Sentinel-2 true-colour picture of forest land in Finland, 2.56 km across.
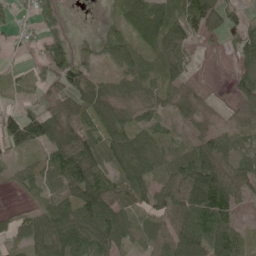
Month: June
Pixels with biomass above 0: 76%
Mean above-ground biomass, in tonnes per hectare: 51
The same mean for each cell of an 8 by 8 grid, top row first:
20 56 0 20 94 71 100 24
14 51 15 42 42 50 4 34
13 37 75 33 55 41 2 33
33 45 53 60 30 37 16 20
62 78 85 74 58 23 57 25
28 54 115 62 71 71 119 53
6 55 90 90 43 78 102 26
28 87 94 73 41 83 94 50
